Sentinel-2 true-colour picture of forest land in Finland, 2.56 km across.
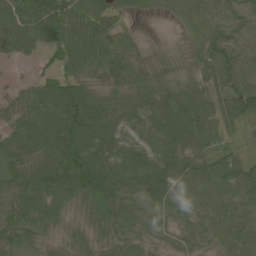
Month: June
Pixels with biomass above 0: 94%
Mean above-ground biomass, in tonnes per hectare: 78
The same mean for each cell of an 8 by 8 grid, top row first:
96 152 116 70 19 36 68 76
62 72 114 88 30 26 80 67
13 65 96 66 83 71 74 73
73 114 156 79 71 108 87 91
79 125 152 81 58 89 66 23
92 164 188 107 64 79 82 77
92 99 57 113 46 46 51 56
65 40 55 60 41 32 40 53
